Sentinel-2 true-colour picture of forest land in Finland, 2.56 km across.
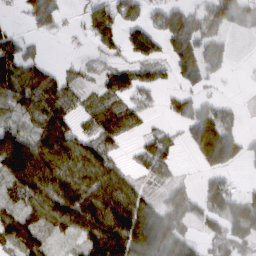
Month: March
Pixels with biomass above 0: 68%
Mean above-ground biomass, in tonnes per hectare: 69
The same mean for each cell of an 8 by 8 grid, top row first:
8 92 21 94 56 98 56 66
65 8 5 49 99 94 74 2
115 106 27 57 41 51 51 3
44 111 47 68 36 48 84 19
123 106 78 57 49 41 163 67
126 120 99 80 32 21 46 11
52 103 118 124 92 66 75 85
88 44 54 148 165 84 37 67
